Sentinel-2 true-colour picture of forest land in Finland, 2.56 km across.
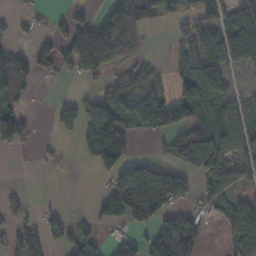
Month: November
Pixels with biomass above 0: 54%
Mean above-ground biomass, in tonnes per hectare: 64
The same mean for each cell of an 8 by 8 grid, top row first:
25 25 33 79 59 34 59 61
35 68 104 91 17 30 106 111
110 12 30 40 41 55 174 11
61 12 80 125 128 122 86 49
46 8 41 145 0 67 125 73
0 2 0 77 119 82 106 58
27 18 1 124 148 64 44 107
40 40 83 30 59 187 22 108
